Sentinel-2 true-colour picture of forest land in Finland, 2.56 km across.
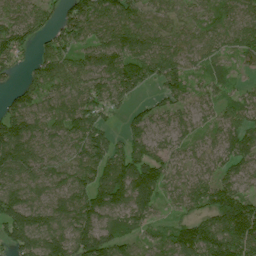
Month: July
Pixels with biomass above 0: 89%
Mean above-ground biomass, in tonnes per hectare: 78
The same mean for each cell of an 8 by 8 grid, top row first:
69 47 84 91 58 58 51 70
85 55 68 92 92 80 63 81
24 83 90 94 63 71 50 21
88 69 86 42 32 59 43 67
135 67 87 57 65 44 38 82
90 91 90 99 106 64 69 63
122 97 98 93 88 47 99 145
104 102 102 80 62 97 115 157
